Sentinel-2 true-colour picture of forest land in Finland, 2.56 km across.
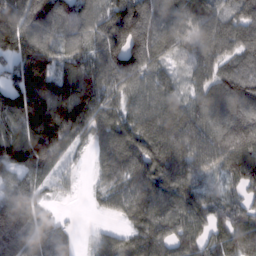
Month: February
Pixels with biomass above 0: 92%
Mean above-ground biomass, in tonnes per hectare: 105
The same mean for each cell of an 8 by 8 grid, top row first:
142 181 137 153 183 111 104 98
163 119 98 167 158 67 90 95
122 162 182 139 87 42 79 100
146 192 172 80 79 75 91 96
149 174 37 72 103 110 127 116
83 65 28 73 117 90 58 80
156 38 3 66 106 86 79 71
159 120 16 80 86 93 84 109
